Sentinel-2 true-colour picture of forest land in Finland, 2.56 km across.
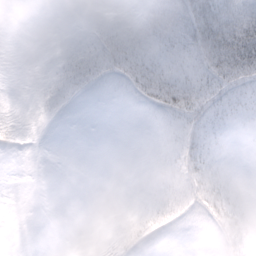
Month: February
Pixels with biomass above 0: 46%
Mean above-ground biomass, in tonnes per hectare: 8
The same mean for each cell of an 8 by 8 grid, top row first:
2 0 1 2 5 18 36 29
8 1 11 16 9 10 37 60
5 6 10 6 20 14 17 22
8 3 0 0 2 16 20 10
7 0 0 0 0 8 11 1
0 0 0 0 0 9 17 0
0 0 0 0 3 9 16 5
0 0 0 3 6 0 2 7
